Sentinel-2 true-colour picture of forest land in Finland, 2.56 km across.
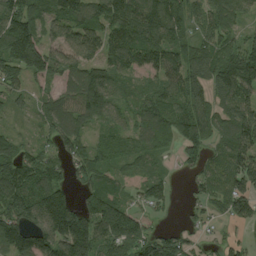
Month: August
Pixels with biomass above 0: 86%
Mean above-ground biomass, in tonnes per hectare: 107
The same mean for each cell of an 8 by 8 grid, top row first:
156 111 125 151 158 127 115 78
182 115 148 131 159 106 95 121
88 67 135 88 45 119 99 161
29 88 119 69 86 111 96 159
58 60 72 76 73 85 87 145
131 119 59 68 93 20 87 139
138 183 118 129 83 15 58 101
155 164 206 136 153 108 34 47
